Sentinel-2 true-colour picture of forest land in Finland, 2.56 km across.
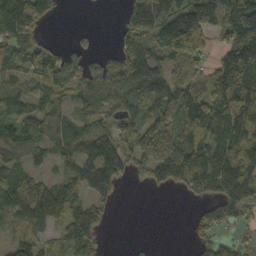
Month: October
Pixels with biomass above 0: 73%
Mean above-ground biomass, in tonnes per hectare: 85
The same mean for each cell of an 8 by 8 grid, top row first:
135 46 0 1 154 119 173 185
93 49 24 30 129 135 52 184
54 88 86 119 146 110 116 180
77 77 59 68 80 144 146 116
81 53 83 107 174 179 116 103
55 36 86 104 55 86 112 112
92 123 77 17 0 0 52 60
62 53 100 2 3 0 45 28
